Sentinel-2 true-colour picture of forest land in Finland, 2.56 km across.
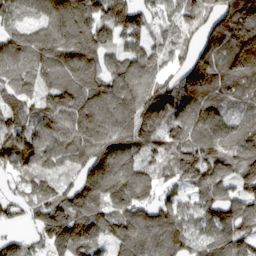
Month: March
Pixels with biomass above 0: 93%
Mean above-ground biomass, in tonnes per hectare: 121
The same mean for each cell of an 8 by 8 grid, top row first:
68 113 146 155 101 87 113 179
107 149 172 100 100 84 138 187
103 93 142 116 129 94 147 132
116 126 147 137 178 140 117 67
128 110 117 151 109 113 118 135
68 83 93 169 89 82 147 106
51 146 138 113 115 114 109 124
75 132 162 105 131 119 129 153
